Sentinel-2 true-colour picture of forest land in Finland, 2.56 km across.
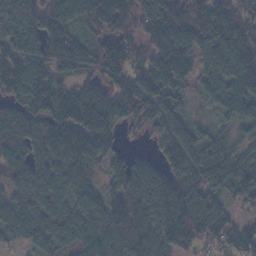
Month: November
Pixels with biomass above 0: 91%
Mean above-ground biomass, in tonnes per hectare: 113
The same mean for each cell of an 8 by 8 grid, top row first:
124 114 108 159 115 144 133 97
115 90 57 120 86 177 128 142
137 114 78 97 114 118 87 122
79 129 187 158 110 77 33 123
123 147 161 83 19 121 92 71
125 153 102 79 133 121 112 145
107 142 102 123 139 174 119 44
56 103 99 134 148 116 83 91
